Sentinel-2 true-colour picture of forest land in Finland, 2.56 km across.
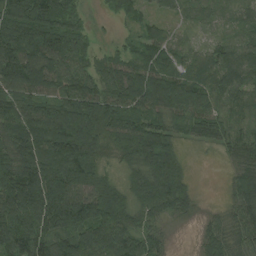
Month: August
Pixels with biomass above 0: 92%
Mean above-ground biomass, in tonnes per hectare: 88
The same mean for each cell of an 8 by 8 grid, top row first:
108 114 54 28 43 45 61 58
121 127 69 31 64 60 59 82
116 91 97 79 110 97 95 100
115 121 142 103 84 79 83 46
112 150 159 75 112 63 45 58
141 150 134 45 86 98 0 67
129 168 148 125 77 70 12 88
117 115 96 112 81 6 57 74
